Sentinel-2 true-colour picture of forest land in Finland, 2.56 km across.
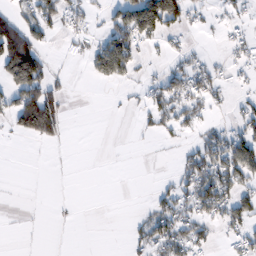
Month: February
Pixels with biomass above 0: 36%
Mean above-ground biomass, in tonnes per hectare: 42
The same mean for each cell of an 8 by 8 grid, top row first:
51 64 39 53 197 109 16 21
172 21 14 128 32 25 5 32
142 70 1 55 18 67 63 14
119 158 0 2 32 58 26 32
2 23 0 0 2 15 69 87
0 0 0 0 0 35 105 87
1 1 1 0 11 73 89 71
1 0 0 0 49 82 28 45
